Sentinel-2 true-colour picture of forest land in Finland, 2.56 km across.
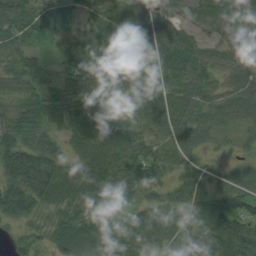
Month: August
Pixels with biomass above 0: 93%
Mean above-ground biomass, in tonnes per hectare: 63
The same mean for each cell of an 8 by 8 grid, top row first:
68 26 71 78 71 58 82 62
51 20 79 80 72 107 48 39
54 59 64 65 58 74 58 43
57 66 78 68 61 84 59 49
93 90 49 88 60 50 29 19
112 120 81 81 60 31 33 47
86 55 63 48 51 49 65 64
28 46 64 46 55 54 82 96
